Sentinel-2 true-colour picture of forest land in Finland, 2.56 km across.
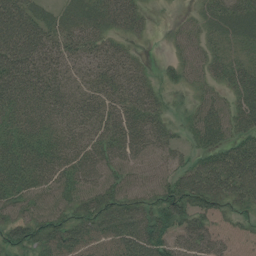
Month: July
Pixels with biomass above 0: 89%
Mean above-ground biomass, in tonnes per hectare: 50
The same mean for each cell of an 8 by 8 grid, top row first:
83 38 47 56 24 10 38 61
88 60 49 38 6 28 34 34
80 55 30 49 36 30 35 50
56 55 48 49 60 17 56 56
58 57 48 56 58 35 46 47
67 59 60 51 46 55 73 79
52 49 48 64 55 70 47 32
44 55 62 62 84 48 49 20
